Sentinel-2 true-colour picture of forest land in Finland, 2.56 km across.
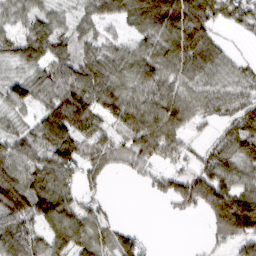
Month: March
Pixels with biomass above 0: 80%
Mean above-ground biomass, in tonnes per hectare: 69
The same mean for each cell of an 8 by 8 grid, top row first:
50 46 43 55 112 132 92 61
66 86 51 37 49 104 97 6
46 69 93 91 109 84 66 52
45 75 113 93 134 114 49 69
64 91 83 67 112 68 29 90
90 100 52 18 28 57 89 74
98 103 60 13 0 29 76 140
95 63 67 42 23 0 20 78
